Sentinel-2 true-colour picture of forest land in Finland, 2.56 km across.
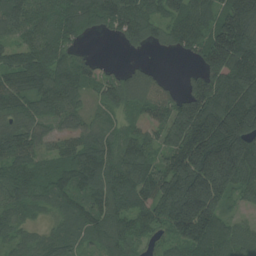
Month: July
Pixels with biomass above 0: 90%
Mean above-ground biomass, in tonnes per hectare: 117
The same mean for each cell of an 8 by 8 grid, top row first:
120 109 161 141 132 117 101 186
87 114 41 4 51 62 144 195
120 155 108 78 71 16 132 176
95 93 71 70 67 145 195 251
142 63 104 98 103 149 224 223
126 97 129 119 137 184 224 164
101 59 92 109 113 203 177 26
61 67 56 108 61 97 150 89
